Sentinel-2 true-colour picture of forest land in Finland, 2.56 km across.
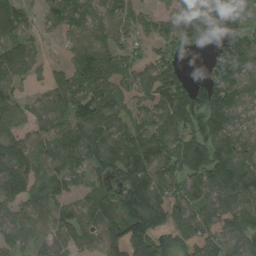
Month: August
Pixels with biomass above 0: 83%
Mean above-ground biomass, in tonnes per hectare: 98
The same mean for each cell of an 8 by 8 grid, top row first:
97 58 95 87 54 85 111 106
104 25 94 95 40 54 24 124
74 45 122 140 92 96 78 106
86 71 108 111 68 162 135 75
94 99 129 126 131 117 130 85
140 56 56 96 125 122 159 143
77 71 78 97 128 125 116 138
94 86 77 77 132 98 119 108
